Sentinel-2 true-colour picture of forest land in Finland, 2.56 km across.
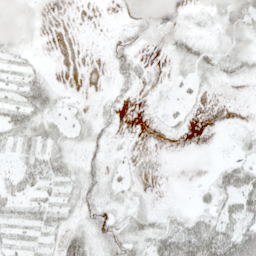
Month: May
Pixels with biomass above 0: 50%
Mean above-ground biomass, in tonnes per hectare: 15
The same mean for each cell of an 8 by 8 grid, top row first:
13 2 0 0 8 18 16 33
16 1 0 13 6 19 25 25
12 15 0 10 13 10 17 16
23 27 7 11 3 9 2 1
22 24 14 9 0 2 0 9
24 30 24 13 3 0 4 29
19 24 21 17 14 9 13 33
14 10 34 25 28 48 48 42
